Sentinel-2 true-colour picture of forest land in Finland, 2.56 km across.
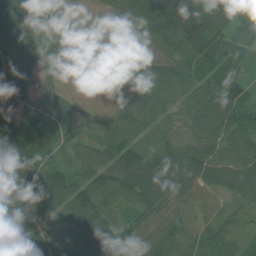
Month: July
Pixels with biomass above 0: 88%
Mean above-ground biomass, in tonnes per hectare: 64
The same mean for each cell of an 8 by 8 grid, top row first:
110 53 15 18 94 162 83 34
86 61 56 21 20 79 90 10
68 28 10 17 52 78 87 56
54 61 32 23 63 48 96 67
98 70 57 77 76 55 79 75
106 84 61 70 83 86 72 76
86 58 78 65 64 56 48 32
82 68 78 75 65 72 64 32
